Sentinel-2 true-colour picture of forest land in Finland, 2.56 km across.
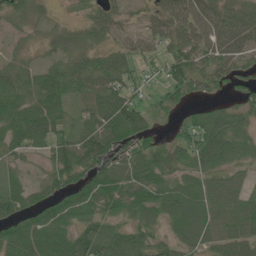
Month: June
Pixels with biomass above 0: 83%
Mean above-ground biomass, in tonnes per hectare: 58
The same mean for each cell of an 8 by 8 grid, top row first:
46 21 20 52 22 61 71 64
17 29 57 43 37 52 68 66
57 68 68 75 27 65 57 45
65 72 42 105 63 35 48 42
58 69 87 89 45 54 97 55
26 40 67 76 80 50 63 34
58 58 74 52 76 77 72 62
81 95 77 76 56 44 50 66
